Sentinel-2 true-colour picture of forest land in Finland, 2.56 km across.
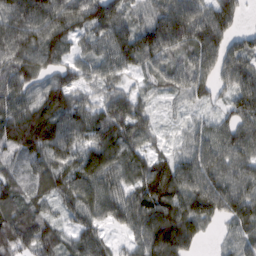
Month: February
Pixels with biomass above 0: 92%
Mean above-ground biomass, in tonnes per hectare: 92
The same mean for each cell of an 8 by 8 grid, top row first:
120 113 93 99 67 147 120 58
122 101 47 92 121 99 134 73
117 82 60 59 42 79 94 97
104 122 90 113 64 25 34 88
103 115 75 119 71 33 95 92
73 95 99 95 103 132 120 85
102 48 89 91 117 140 125 103
117 84 82 37 106 156 22 67
